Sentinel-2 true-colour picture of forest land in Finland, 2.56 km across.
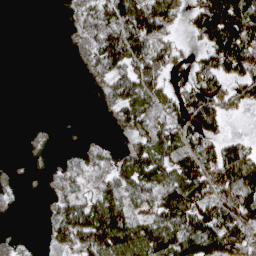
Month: April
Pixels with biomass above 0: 56%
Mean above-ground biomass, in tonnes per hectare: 59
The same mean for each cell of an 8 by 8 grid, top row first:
0 0 29 102 121 52 116 162
0 0 16 139 111 31 64 148
0 0 3 66 101 12 61 60
0 0 0 32 90 63 106 15
0 1 4 12 64 77 69 44
1 4 29 51 115 89 98 121
2 13 93 128 57 129 112 132
3 17 69 130 111 111 120 97
